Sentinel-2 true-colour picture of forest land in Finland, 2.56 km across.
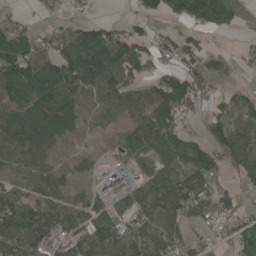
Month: May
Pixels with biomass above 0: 75%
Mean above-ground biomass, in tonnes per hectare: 76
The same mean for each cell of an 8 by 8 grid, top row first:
33 25 24 7 53 65 124 45
164 81 151 134 60 60 30 24
162 119 127 122 70 85 80 17
86 108 50 63 97 112 52 77
77 58 9 23 106 101 77 109
49 57 21 63 69 106 102 48
98 82 69 57 82 103 91 55
110 85 75 90 91 78 48 89
